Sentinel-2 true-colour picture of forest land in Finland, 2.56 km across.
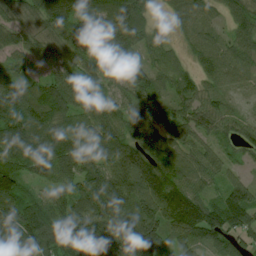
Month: July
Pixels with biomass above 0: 94%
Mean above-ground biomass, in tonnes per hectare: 96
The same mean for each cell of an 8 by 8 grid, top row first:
61 116 104 135 76 56 46 74
66 64 87 96 76 36 65 71
77 72 79 63 91 69 58 46
127 136 85 95 62 63 81 34
101 118 76 114 124 95 59 69
92 60 110 172 207 115 70 41
102 130 121 167 137 170 111 147
114 120 152 175 209 83 84 67
